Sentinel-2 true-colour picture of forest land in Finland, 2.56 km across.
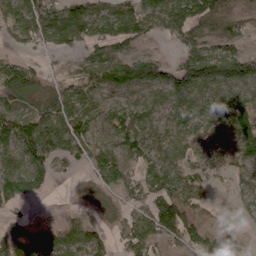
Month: April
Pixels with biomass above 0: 77%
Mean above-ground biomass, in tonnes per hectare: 69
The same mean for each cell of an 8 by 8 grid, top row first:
76 104 81 86 94 100 100 50
27 42 59 68 24 39 59 41
132 43 71 99 135 108 121 97
77 84 77 54 79 89 86 75
98 107 64 69 71 57 48 68
110 57 21 97 58 67 34 35
27 2 22 31 77 139 24 27
100 66 66 38 84 70 60 22
